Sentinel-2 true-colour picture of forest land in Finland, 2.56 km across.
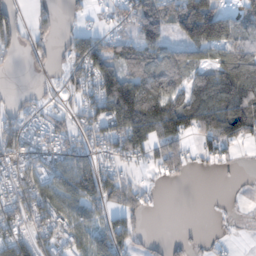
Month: November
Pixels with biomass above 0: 64%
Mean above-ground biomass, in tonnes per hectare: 68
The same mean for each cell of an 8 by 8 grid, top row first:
66 39 14 29 86 80 152 62
53 35 84 56 80 54 103 75
2 17 67 107 80 72 85 121
40 40 54 112 121 133 123 131
110 72 69 84 93 89 58 50
99 101 129 74 21 34 6 6
100 107 105 77 45 0 3 7
82 85 96 109 23 12 11 8
